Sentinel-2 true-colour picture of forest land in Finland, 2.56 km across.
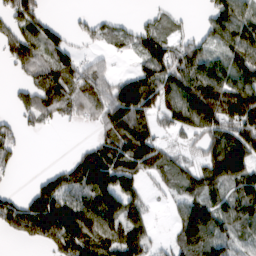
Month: March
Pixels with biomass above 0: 70%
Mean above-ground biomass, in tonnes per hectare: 92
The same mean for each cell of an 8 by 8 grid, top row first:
103 35 17 21 15 22 52 107
100 112 26 31 73 65 64 108
22 127 103 63 103 116 136 110
47 86 69 132 117 131 195 202
42 0 20 126 159 29 97 159
14 59 152 180 78 79 127 166
79 173 129 147 71 47 127 116
26 91 168 110 102 68 137 67
